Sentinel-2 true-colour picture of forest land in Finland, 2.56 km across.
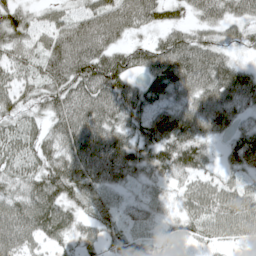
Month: May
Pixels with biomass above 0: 92%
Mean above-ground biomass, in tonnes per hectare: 79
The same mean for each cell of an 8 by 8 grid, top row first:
76 40 59 109 87 47 69 65
71 77 119 90 64 110 91 39
56 79 119 123 73 125 119 107
67 68 99 104 86 87 124 66
64 71 124 125 109 134 62 95
60 106 127 91 50 61 46 47
102 130 57 44 36 34 77 76
98 71 52 36 35 44 42 37
